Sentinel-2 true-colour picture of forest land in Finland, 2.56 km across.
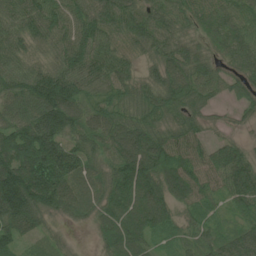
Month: July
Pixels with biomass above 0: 94%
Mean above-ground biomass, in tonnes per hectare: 75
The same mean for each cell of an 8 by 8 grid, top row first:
67 92 76 83 79 77 78 69
61 50 90 71 58 68 38 87
76 106 88 80 52 82 70 58
80 116 79 64 69 61 34 27
105 142 66 70 95 68 45 33
150 160 81 64 107 84 67 92
143 87 71 74 103 59 50 51
76 32 3 74 63 48 53 79
